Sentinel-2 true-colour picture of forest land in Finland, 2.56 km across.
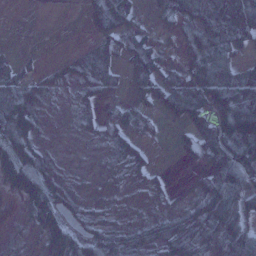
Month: January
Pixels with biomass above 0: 70%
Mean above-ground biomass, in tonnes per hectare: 45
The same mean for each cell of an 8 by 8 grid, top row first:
2 0 15 100 25 60 109 172
4 0 17 59 70 28 67 37
24 33 45 53 77 55 74 51
63 10 25 30 37 58 91 108
50 8 5 40 29 29 77 112
49 50 3 10 35 3 53 101
7 48 23 11 7 18 65 69
7 38 37 44 33 61 57 73
